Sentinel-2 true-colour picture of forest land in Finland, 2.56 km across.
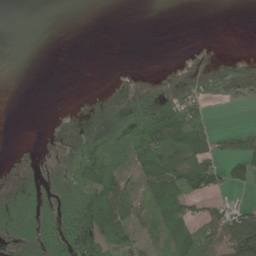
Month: June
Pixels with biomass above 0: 42%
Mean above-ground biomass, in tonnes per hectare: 31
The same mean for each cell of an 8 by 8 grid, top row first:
0 0 0 0 0 0 0 0
0 0 0 0 0 0 0 0
0 0 0 0 5 3 28 9
0 0 0 17 52 78 27 1
0 1 33 88 88 66 45 35
8 20 75 79 38 58 53 33
58 40 100 85 22 74 31 35
41 68 118 85 18 69 66 137
